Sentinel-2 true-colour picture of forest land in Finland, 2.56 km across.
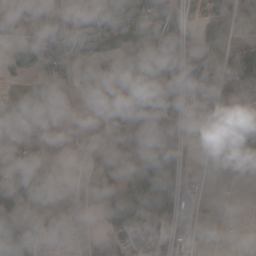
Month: March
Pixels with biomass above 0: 54%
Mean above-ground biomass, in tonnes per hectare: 47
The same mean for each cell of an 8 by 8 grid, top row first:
37 23 47 123 117 56 70 75
46 81 48 55 50 47 31 60
36 35 27 17 27 58 89 80
56 17 4 28 56 70 33 25
8 9 7 5 92 84 8 35
50 33 15 16 104 73 2 2
126 28 15 110 108 47 5 1
140 64 38 84 35 40 11 8
